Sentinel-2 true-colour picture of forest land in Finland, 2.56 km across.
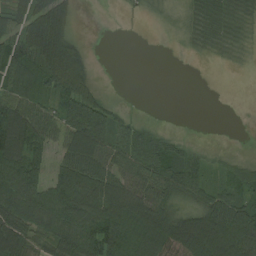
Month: August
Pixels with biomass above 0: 71%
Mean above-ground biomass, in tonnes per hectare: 58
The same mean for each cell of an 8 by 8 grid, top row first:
58 80 3 0 6 8 52 50
78 93 25 0 0 2 19 18
81 71 62 0 0 0 0 0
103 60 113 41 2 0 0 0
108 53 114 83 97 34 6 0
101 57 99 79 84 87 39 51
102 108 112 115 112 59 84 87
92 64 88 108 120 119 130 120
